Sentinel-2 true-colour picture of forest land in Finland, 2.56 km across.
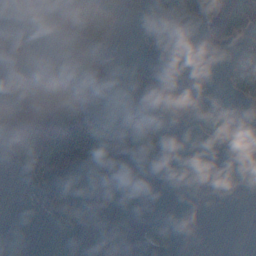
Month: December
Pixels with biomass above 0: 31%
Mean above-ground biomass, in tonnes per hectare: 39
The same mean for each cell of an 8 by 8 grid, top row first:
0 8 110 54 16 84 105 190
36 8 58 22 17 0 11 54
93 101 22 27 51 35 13 74
109 130 142 19 52 59 38 11
51 124 158 77 67 0 9 42
9 49 30 8 0 0 0 0
0 25 31 21 0 0 0 0
2 0 0 0 19 20 0 0
